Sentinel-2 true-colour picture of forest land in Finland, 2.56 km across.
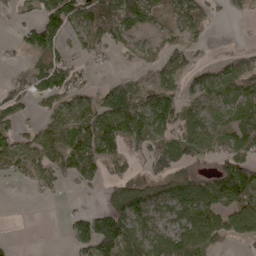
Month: May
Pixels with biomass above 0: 66%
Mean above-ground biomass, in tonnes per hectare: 64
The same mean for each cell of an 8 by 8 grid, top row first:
30 84 91 97 75 55 44 34
22 86 44 51 54 49 13 25
23 71 46 21 35 61 50 83
44 57 98 106 100 95 59 60
61 95 99 90 65 102 92 84
35 63 67 38 72 107 73 172
0 2 16 70 94 62 87 98
3 0 57 109 94 79 78 48
